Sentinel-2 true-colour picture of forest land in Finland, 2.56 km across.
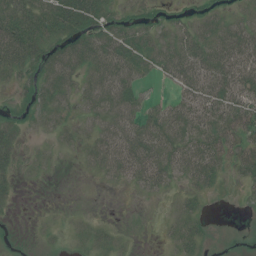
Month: July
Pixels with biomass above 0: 66%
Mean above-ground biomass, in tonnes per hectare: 27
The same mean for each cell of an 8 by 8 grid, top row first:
54 52 64 21 15 15 25 20
63 38 49 55 38 44 44 52
22 45 38 63 21 34 54 53
13 28 21 49 35 42 47 46
25 6 16 53 60 47 43 36
14 2 2 21 42 21 33 16
4 1 0 0 0 8 4 2
3 3 6 9 0 14 7 3
